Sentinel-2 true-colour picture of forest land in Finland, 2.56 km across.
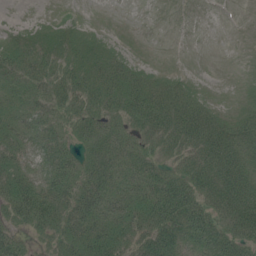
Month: July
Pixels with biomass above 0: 71%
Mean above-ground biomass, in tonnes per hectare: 23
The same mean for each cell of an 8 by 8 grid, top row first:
1 2 2 0 0 0 0 0
22 22 21 10 0 0 0 0
24 24 26 31 18 9 0 0
22 22 23 24 44 37 19 8
22 25 18 30 17 24 41 28
27 24 26 34 33 24 37 37
43 42 35 31 38 56 31 57
21 16 39 43 32 33 37 34
